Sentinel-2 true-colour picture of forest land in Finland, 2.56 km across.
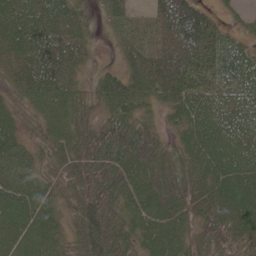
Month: June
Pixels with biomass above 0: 93%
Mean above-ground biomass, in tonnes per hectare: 65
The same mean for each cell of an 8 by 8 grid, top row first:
82 76 38 57 43 120 53 15
77 83 50 17 81 106 94 35
55 83 27 54 78 92 63 54
32 67 49 64 31 47 81 74
48 44 72 79 85 34 81 81
71 34 78 88 74 73 63 82
84 53 76 73 74 66 60 75
74 61 57 91 54 66 66 62
